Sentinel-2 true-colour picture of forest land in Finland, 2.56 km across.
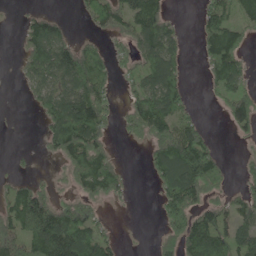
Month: May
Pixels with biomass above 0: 60%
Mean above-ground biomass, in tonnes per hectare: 64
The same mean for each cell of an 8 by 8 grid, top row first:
3 52 15 87 129 14 63 68
12 122 67 35 78 56 89 78
11 75 85 34 73 79 38 65
0 71 136 38 106 81 3 85
2 43 136 38 29 137 66 6
25 12 92 100 8 109 148 19
85 106 89 7 0 99 69 64
106 151 120 39 1 76 95 78
